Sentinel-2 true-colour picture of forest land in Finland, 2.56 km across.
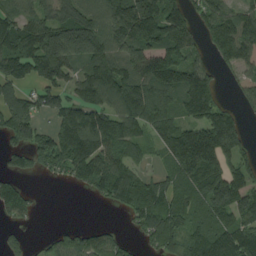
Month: August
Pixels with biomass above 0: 75%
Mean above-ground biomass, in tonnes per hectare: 117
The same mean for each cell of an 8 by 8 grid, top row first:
84 89 155 149 243 129 97 108
159 212 210 134 148 129 57 171
138 136 128 184 154 171 117 64
140 89 148 137 167 86 126 42
80 134 232 162 71 184 230 116
68 29 88 144 54 94 184 108
100 0 0 33 100 96 109 141
45 30 93 58 45 76 115 144
